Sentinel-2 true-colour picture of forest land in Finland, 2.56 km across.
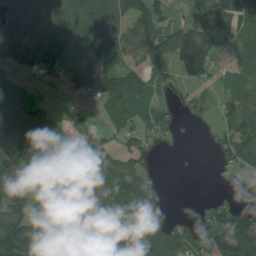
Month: July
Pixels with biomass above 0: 72%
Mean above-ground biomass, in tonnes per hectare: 93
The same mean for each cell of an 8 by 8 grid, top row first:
105 102 122 137 119 24 125 109
127 133 111 99 114 173 168 73
70 34 148 91 90 36 52 87
145 73 15 79 93 40 18 114
155 143 59 45 41 12 9 107
125 135 152 100 74 1 1 28
100 81 72 100 138 3 44 57
178 83 105 124 184 141 122 194
